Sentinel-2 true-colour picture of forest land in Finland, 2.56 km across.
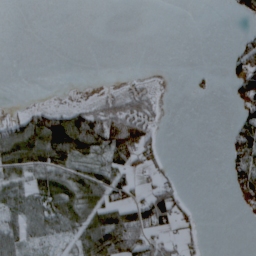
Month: March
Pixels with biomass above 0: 40%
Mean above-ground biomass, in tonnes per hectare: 38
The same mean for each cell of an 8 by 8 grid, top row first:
0 0 0 0 0 0 0 19
0 0 0 0 0 0 0 55
0 0 0 2 10 0 12 67
15 61 58 75 73 5 0 48
117 146 110 92 72 0 0 113
57 66 62 66 26 15 0 77
53 70 80 71 88 97 0 24
58 28 61 142 90 36 7 0
